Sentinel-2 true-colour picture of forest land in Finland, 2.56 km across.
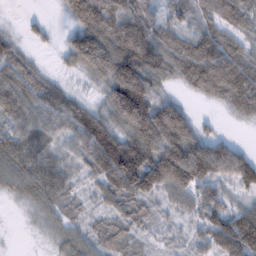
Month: February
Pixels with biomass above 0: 88%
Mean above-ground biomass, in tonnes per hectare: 91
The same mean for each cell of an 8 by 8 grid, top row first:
2 11 127 139 88 55 78 105
48 13 173 174 152 100 125 74
99 49 25 163 185 58 137 139
99 89 95 113 232 153 7 63
91 62 68 137 221 229 121 33
83 91 25 61 200 217 139 135
8 52 29 27 51 45 87 59
1 18 61 58 22 18 73 161
